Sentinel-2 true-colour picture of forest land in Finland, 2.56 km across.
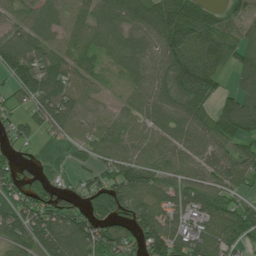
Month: July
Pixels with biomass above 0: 84%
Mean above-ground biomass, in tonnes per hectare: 79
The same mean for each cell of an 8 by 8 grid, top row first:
49 59 43 82 81 137 98 54
108 63 59 56 60 125 114 76
85 108 53 13 69 126 109 58
39 90 65 31 70 90 79 143
47 15 48 73 65 81 91 63
63 33 37 86 85 63 71 79
89 106 63 127 94 76 90 67
76 102 113 113 110 115 132 83
